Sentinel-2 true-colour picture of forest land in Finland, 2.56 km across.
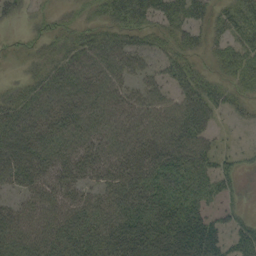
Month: September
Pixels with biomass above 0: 82%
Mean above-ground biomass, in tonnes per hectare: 45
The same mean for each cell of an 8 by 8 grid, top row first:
15 19 18 44 53 59 41 56
9 24 48 54 36 35 27 49
10 51 60 47 29 38 36 40
63 56 57 55 46 29 35 16
76 56 50 53 58 56 29 7
54 51 45 49 67 66 38 16
37 52 51 53 63 72 32 12
55 60 63 64 80 83 63 43
